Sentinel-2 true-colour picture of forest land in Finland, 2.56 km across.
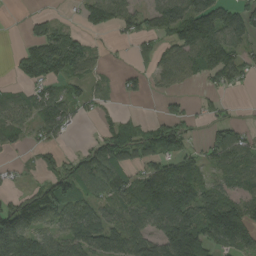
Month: August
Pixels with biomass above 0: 66%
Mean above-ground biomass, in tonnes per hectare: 79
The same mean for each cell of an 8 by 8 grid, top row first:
2 27 39 94 66 129 162 97
16 145 101 9 43 88 156 71
32 96 55 14 33 53 50 54
66 93 38 20 6 47 30 7
29 51 12 104 93 105 57 94
16 54 110 101 97 156 58 90
85 120 88 62 121 176 158 111
174 72 99 106 79 198 133 135
